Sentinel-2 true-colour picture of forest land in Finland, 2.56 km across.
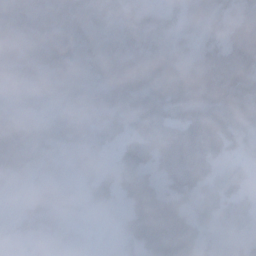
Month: November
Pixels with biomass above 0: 89%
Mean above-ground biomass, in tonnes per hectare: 39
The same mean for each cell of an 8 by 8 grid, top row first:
33 35 40 26 28 20 30 45
37 45 39 35 40 25 34 62
28 35 31 38 42 53 61 63
22 21 30 46 60 47 71 54
48 36 32 23 76 74 59 34
23 15 17 37 76 73 44 38
8 24 13 14 89 61 46 44
10 14 9 3 66 96 16 18
